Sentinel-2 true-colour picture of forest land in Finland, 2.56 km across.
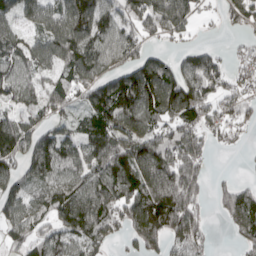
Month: April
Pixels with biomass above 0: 78%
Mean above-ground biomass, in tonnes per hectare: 114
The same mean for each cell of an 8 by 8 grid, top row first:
89 92 148 119 149 160 16 88
122 105 184 125 73 38 52 28
137 79 124 131 190 152 132 63
92 103 60 168 160 140 95 74
164 150 118 164 166 155 74 18
110 120 103 161 178 196 54 17
94 112 165 142 193 237 36 149
71 106 121 58 138 105 54 60
